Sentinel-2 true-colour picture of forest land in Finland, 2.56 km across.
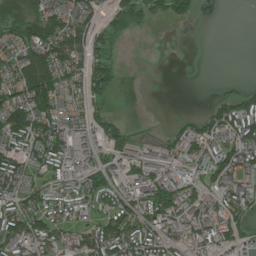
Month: June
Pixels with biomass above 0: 70%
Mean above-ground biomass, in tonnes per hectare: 80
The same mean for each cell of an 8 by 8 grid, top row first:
76 131 95 65 61 89 2 0
88 154 98 62 6 4 0 0
123 155 90 81 2 1 0 2
157 116 60 33 0 5 49 130
93 136 92 90 46 83 126 132
117 55 94 83 111 120 108 93
98 79 52 101 113 149 97 94
119 107 82 147 115 70 102 84
